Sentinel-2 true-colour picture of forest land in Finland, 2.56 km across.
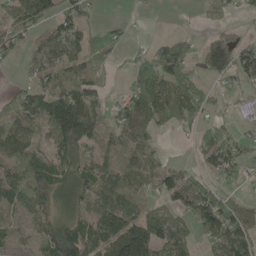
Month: May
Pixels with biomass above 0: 66%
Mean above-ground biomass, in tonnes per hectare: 68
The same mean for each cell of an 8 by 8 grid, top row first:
104 73 64 3 3 0 9 20
55 77 67 37 16 82 103 92
11 68 72 9 66 110 55 58
74 134 133 51 123 62 38 12
110 62 88 40 75 4 59 58
83 81 92 62 60 52 39 34
46 64 65 110 48 62 141 93
27 86 119 140 213 94 58 130
